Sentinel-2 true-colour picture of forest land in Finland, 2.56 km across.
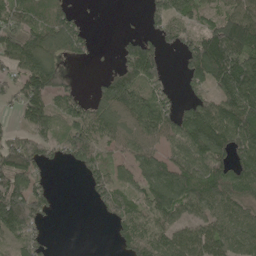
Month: May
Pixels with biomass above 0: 72%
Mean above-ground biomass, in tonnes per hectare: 87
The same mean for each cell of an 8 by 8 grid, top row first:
90 69 22 0 29 85 54 128
122 105 54 7 104 42 152 152
75 126 9 84 117 12 109 186
42 101 84 104 136 69 121 169
90 77 116 75 88 84 136 127
154 30 34 78 93 127 116 121
165 56 0 77 95 113 88 72
83 24 0 22 135 122 117 94
